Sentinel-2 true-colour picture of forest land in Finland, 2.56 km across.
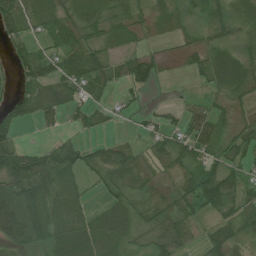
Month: July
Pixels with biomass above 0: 72%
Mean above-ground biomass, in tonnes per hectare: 33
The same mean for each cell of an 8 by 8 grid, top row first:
50 36 41 41 24 29 35 31
26 28 55 25 20 12 34 35
27 47 55 38 48 3 23 51
34 41 25 17 20 11 35 26
33 14 22 24 16 37 44 40
62 50 21 34 32 25 57 28
46 55 22 29 33 35 33 34
36 41 45 28 14 38 21 26
